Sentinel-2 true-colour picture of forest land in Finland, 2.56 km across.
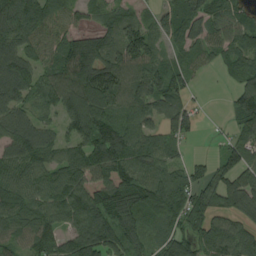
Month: August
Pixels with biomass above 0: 86%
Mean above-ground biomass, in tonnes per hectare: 103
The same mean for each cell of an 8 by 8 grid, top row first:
201 134 63 65 44 85 101 65
112 100 148 101 142 55 63 90
130 95 164 160 138 109 7 68
88 76 158 115 86 116 8 121
115 104 114 169 97 54 8 106
107 102 151 141 104 86 69 101
91 101 135 140 115 97 93 83
78 122 159 138 71 110 107 115
